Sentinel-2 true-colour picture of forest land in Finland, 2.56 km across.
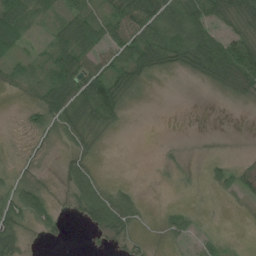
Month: July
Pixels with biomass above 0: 59%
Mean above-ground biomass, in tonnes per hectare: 31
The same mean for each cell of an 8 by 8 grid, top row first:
106 26 61 44 74 58 61 44
40 28 76 55 72 75 74 66
25 53 78 64 27 2 29 54
2 53 53 63 0 0 0 1
2 10 22 1 0 4 2 1
14 4 40 2 0 4 13 20
60 47 34 71 12 13 1 4
47 11 0 20 7 19 14 1
